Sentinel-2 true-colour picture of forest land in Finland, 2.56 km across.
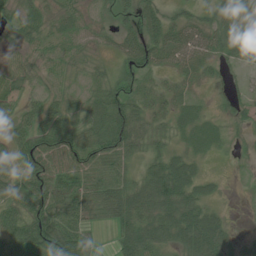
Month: July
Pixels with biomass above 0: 83%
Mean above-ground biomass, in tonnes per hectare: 40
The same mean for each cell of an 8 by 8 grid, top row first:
32 34 34 27 43 26 22 34
26 32 29 23 67 70 53 59
33 30 16 35 25 23 19 16
31 48 31 82 32 29 9 19
48 66 57 74 36 14 17 6
47 69 56 54 37 79 20 2
48 67 54 62 55 70 33 1
74 76 52 21 70 45 79 13
